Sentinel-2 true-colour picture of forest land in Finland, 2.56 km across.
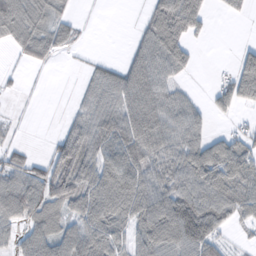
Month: November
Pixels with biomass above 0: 66%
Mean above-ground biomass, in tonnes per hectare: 50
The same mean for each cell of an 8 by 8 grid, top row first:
96 55 10 0 24 94 29 16
32 43 12 0 55 70 2 15
4 2 9 41 78 34 1 59
2 0 26 46 90 55 15 12
17 12 74 68 72 61 59 49
59 59 78 103 74 65 86 82
75 73 61 98 84 105 85 60
36 69 79 72 78 108 86 10
